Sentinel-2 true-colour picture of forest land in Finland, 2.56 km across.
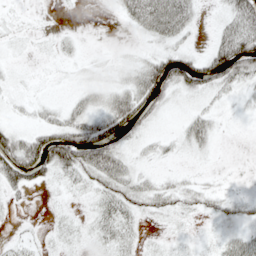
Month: May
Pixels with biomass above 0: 57%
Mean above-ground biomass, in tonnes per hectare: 23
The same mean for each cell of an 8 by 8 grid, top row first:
5 1 1 4 55 64 4 53
5 5 6 1 8 26 18 79
5 1 4 8 49 59 49 39
5 13 28 51 43 7 18 4
55 72 79 53 13 13 24 0
56 31 33 48 15 10 5 1
7 4 7 38 21 20 15 14
10 9 14 29 11 9 7 32
